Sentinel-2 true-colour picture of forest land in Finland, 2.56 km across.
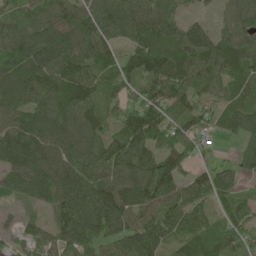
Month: May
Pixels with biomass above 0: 90%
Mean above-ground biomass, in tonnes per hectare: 83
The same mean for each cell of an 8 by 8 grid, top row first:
53 69 93 100 106 62 17 82
116 116 106 66 82 89 97 87
110 108 123 63 84 110 80 57
90 97 106 48 114 75 54 71
121 94 85 72 98 78 18 42
87 118 108 104 122 114 65 40
18 67 127 145 90 86 53 55
32 58 111 73 104 56 81 64
